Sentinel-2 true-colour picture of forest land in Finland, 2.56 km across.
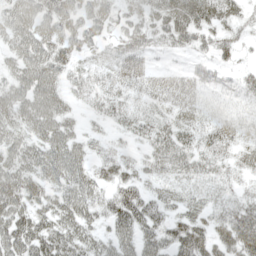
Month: May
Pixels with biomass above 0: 85%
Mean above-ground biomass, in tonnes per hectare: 41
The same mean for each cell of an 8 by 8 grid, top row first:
52 58 49 40 39 63 49 31
45 54 36 21 40 26 28 23
45 56 31 38 39 36 33 25
58 61 21 33 29 36 35 25
47 54 34 18 24 46 36 37
64 46 45 35 26 33 28 21
62 43 56 48 55 29 30 42
68 64 49 39 47 49 45 66
